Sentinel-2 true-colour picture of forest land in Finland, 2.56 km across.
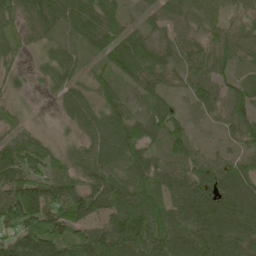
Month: May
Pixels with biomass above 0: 91%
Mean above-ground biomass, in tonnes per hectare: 75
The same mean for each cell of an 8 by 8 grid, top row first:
87 93 78 69 41 58 52 38
66 37 42 76 75 65 69 69
28 33 42 60 63 39 82 60
32 3 77 80 45 43 55 83
72 34 47 103 74 66 22 55
98 88 66 83 98 78 86 76
147 130 109 109 134 91 109 95
114 132 71 132 119 104 114 83
